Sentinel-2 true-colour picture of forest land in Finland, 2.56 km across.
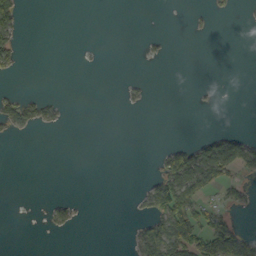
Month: October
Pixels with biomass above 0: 16%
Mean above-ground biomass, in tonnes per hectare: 15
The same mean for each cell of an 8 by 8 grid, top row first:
56 0 0 0 0 0 10 3
36 0 1 0 6 0 0 0
5 0 0 0 5 0 0 0
49 24 0 0 3 0 2 0
1 0 0 0 0 17 47 49
0 0 0 0 3 96 79 32
0 14 9 0 18 98 27 12
0 1 0 0 52 94 62 55
